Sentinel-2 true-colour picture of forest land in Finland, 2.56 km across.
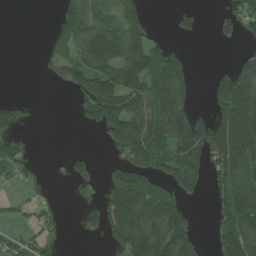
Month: July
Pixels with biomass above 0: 50%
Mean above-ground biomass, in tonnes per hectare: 89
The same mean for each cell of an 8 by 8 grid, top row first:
0 2 136 96 67 29 3 84
0 38 134 164 158 40 0 17
0 23 110 182 162 180 27 198
35 0 40 192 149 180 46 241
37 0 0 56 162 149 189 232
40 9 41 71 114 126 82 131
13 22 27 135 226 138 14 148
44 40 6 65 243 182 29 162
